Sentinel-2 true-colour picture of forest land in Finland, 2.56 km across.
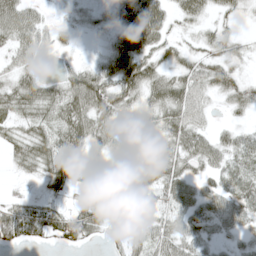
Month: May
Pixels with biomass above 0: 81%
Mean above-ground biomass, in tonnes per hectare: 38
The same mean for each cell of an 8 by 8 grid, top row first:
65 11 8 22 82 27 20 15
40 16 6 34 60 27 26 16
35 28 62 66 66 47 46 29
47 43 69 59 36 54 20 21
38 57 46 37 53 46 41 43
11 41 23 27 47 54 31 52
39 35 34 21 28 49 55 53
39 32 40 20 45 53 34 22
